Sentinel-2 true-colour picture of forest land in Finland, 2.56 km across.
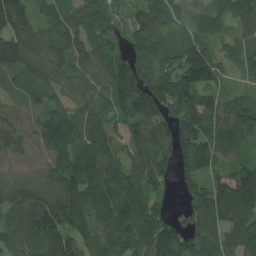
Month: July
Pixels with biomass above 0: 93%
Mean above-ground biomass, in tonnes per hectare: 129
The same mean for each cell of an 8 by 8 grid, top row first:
148 72 138 96 96 86 117 107
178 115 130 105 114 142 98 74
92 115 117 160 166 172 120 32
85 109 95 113 192 168 137 145
135 164 118 100 159 154 127 102
91 119 172 132 133 91 118 130
131 179 197 155 141 34 174 169
137 195 135 123 140 155 143 145
